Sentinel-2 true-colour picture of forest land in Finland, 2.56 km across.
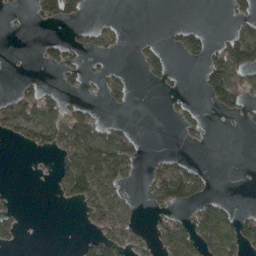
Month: April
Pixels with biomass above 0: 32%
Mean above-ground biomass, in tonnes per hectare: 29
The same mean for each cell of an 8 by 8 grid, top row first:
7 39 21 3 0 0 0 31
0 20 23 19 16 19 40 113
6 4 19 32 12 9 62 65
70 58 35 7 0 12 9 32
20 50 93 97 12 2 5 0
0 4 96 71 10 78 18 0
10 0 25 63 9 38 47 14
20 0 13 54 12 72 55 63
